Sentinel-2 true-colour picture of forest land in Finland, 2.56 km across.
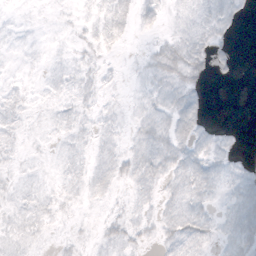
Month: October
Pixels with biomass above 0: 60%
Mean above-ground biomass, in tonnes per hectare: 6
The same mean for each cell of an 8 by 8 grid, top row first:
2 1 3 10 6 5 10 5
3 3 4 4 2 12 9 1
3 4 7 2 5 11 3 1
6 4 6 3 7 11 3 0
5 3 5 5 10 11 8 2
4 3 7 9 10 9 9 7
7 6 3 2 4 9 6 11
8 2 3 6 4 8 6 10
